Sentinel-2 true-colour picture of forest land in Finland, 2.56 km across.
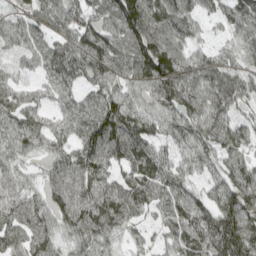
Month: April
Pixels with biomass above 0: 92%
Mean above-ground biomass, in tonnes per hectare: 72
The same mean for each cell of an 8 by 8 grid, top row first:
46 66 68 87 138 96 34 71
39 69 96 91 123 84 30 45
37 56 63 71 91 118 87 61
77 42 75 103 69 83 83 37
67 54 71 104 90 51 76 68
55 46 79 54 100 64 42 78
77 67 92 94 60 76 72 99
64 70 61 44 26 72 100 118
